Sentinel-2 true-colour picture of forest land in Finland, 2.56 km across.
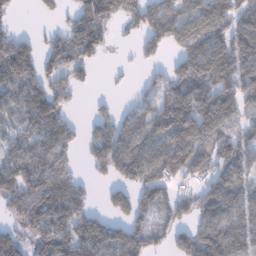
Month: January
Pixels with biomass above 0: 71%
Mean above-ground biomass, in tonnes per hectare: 90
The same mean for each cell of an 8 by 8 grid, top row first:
24 21 81 102 112 114 107 96
131 57 105 24 74 75 112 121
105 86 41 10 26 102 100 126
67 115 11 46 80 139 121 89
67 93 55 136 97 128 98 90
128 166 46 75 121 85 60 71
117 168 100 73 83 78 90 93
70 126 115 121 105 74 143 94
